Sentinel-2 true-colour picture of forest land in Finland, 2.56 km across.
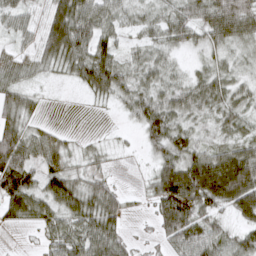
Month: March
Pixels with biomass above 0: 83%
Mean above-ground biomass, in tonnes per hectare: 49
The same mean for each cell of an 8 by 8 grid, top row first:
39 56 83 44 30 44 59 67
23 62 71 49 34 29 32 29
36 14 45 77 42 31 41 26
61 5 1 9 63 41 38 37
89 54 16 11 28 63 34 45
104 55 40 19 12 122 138 133
63 48 65 56 10 116 53 77
1 34 62 67 17 62 68 48
